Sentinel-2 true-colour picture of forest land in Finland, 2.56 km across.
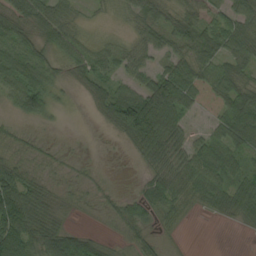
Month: September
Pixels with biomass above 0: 78%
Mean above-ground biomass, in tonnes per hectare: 45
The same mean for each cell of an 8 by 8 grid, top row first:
59 60 16 9 40 32 41 60
63 43 44 25 38 37 56 65
69 52 38 42 43 95 53 53
35 36 2 86 146 76 11 84
17 8 1 5 82 51 55 65
60 15 8 4 23 59 74 51
115 41 11 18 55 43 31 69
112 90 67 8 26 6 0 1
